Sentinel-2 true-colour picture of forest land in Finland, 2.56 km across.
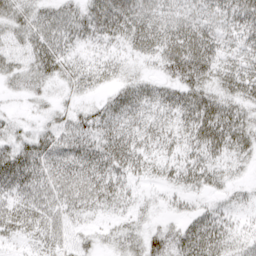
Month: March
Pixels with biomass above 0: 83%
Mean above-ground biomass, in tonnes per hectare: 34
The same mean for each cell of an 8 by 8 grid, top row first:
35 38 37 59 45 34 37 56
20 53 19 19 32 61 56 34
22 26 30 21 22 40 41 46
7 13 25 38 30 36 58 35
36 41 46 47 31 28 52 38
63 50 57 49 22 28 35 9
44 49 35 21 12 16 21 13
17 35 13 17 37 39 53 21
